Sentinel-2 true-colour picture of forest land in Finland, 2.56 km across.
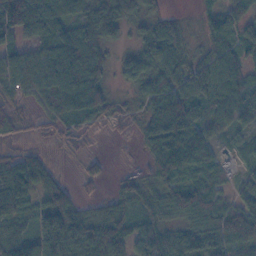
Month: November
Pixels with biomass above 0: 86%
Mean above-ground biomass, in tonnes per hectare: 63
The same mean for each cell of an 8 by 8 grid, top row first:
121 82 55 119 71 19 38 64
54 55 85 29 65 57 40 60
58 108 112 30 70 71 102 68
40 52 91 37 38 122 57 73
18 12 20 2 41 114 74 36
97 47 21 11 31 70 60 26
72 90 43 45 48 80 83 68
81 117 106 91 74 51 65 71
